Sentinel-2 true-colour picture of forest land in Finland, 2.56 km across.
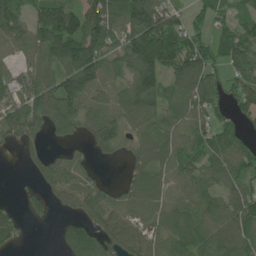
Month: June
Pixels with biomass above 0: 79%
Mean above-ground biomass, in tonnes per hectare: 86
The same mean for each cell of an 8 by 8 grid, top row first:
118 150 125 119 173 69 65 62
65 118 147 87 204 128 67 104
53 83 175 39 179 91 83 79
89 143 95 67 141 61 75 58
55 45 32 96 80 68 70 64
1 89 54 2 103 73 73 87
21 48 72 81 65 76 74 105
38 0 160 107 94 84 95 110
